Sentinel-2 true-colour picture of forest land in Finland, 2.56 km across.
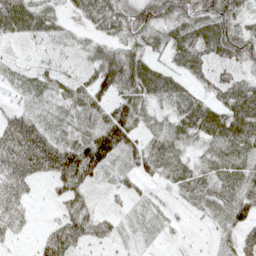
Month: May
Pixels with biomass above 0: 82%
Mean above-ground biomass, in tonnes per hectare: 52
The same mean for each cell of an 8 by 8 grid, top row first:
84 50 28 67 70 64 76 48
8 14 28 54 54 64 72 65
28 46 48 95 90 41 35 48
46 28 65 79 49 47 66 93
120 91 86 120 51 47 40 67
79 55 105 24 38 51 48 58
46 7 59 13 14 14 30 63
22 66 65 29 9 9 8 58
